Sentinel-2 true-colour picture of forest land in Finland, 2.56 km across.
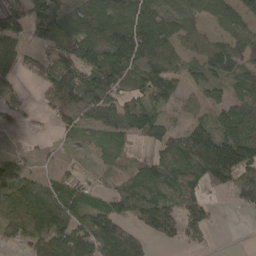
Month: April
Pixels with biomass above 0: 74%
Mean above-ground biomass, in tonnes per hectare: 78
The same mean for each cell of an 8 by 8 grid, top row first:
65 148 112 131 146 96 69 69
67 78 115 143 185 78 80 87
37 57 106 116 90 69 59 65
32 27 83 109 79 32 46 81
3 9 21 26 42 75 159 161
73 29 32 26 60 66 102 84
115 168 80 68 92 72 43 27
51 120 132 184 58 42 13 0
